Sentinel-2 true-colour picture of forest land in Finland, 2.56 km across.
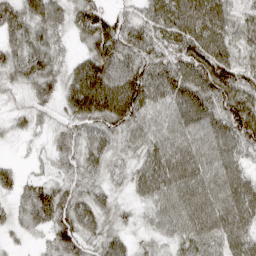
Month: April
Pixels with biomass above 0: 94%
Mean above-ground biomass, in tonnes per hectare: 65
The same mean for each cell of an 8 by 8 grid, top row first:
68 81 59 45 53 99 111 69
62 73 25 85 73 78 102 69
40 60 98 93 97 84 108 97
25 27 85 95 73 71 79 110
10 30 66 46 60 71 73 75
32 35 50 30 62 89 73 66
34 93 82 41 33 79 88 88
12 36 73 43 23 47 72 79
